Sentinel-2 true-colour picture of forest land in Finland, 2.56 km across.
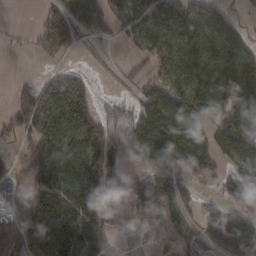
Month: February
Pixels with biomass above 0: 74%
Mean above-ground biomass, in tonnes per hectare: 112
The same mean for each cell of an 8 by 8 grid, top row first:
0 52 55 70 203 182 125 31
11 65 34 6 80 117 121 123
19 94 109 3 62 116 186 206
120 204 203 61 125 146 162 192
54 207 156 146 152 141 120 179
65 179 265 141 100 111 63 110
88 185 184 146 78 59 61 102
153 142 226 19 3 34 72 170
